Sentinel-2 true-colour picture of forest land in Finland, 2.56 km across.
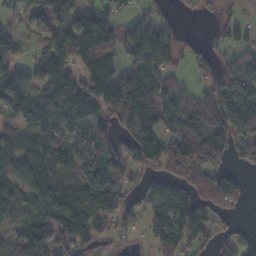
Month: November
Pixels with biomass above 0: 76%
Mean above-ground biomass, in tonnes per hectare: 77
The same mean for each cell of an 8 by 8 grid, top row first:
34 72 82 61 43 19 15 26
36 98 133 88 149 75 33 58
61 111 89 138 125 41 42 109
66 140 108 93 106 76 103 152
77 86 71 54 91 109 147 69
94 96 78 94 43 61 64 29
90 74 106 89 52 104 63 21
78 117 90 30 22 73 34 44
